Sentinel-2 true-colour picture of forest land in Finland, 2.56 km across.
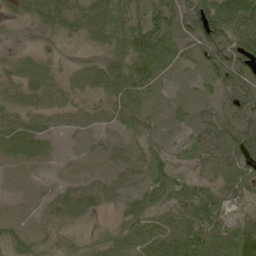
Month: May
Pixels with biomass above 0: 89%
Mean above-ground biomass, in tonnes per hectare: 56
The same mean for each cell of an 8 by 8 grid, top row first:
23 56 50 62 74 71 155 147
23 20 19 48 145 67 90 123
49 56 44 85 100 14 45 73
53 53 41 52 47 22 24 67
73 35 11 20 46 22 57 78
25 15 35 31 33 65 33 56
27 44 79 20 65 77 90 41
55 32 33 56 60 85 99 101
